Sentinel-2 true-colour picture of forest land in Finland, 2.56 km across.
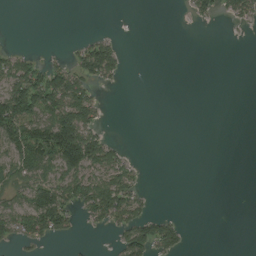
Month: August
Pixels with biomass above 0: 32%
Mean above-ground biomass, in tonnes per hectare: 36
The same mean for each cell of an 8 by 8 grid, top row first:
0 0 0 0 0 0 27 48
11 2 38 56 0 0 0 0
102 99 81 34 0 0 0 0
146 95 125 1 0 0 0 0
92 121 191 39 0 0 0 0
65 66 94 83 10 0 0 0
74 152 58 118 37 0 0 0
42 29 6 12 98 59 0 0
